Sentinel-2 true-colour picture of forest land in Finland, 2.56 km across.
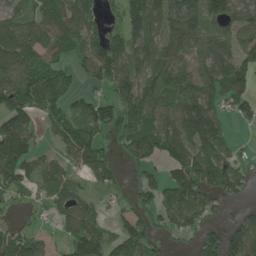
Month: June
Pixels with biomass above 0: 75%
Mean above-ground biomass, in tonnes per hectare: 96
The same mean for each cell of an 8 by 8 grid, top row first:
77 109 153 32 147 123 122 96
134 97 113 131 89 86 86 100
129 164 55 117 96 108 101 112
134 78 84 100 111 117 134 62
148 21 143 50 143 106 141 22
113 75 59 52 60 94 151 90
21 51 100 28 68 144 94 28
105 34 137 78 111 32 102 140
